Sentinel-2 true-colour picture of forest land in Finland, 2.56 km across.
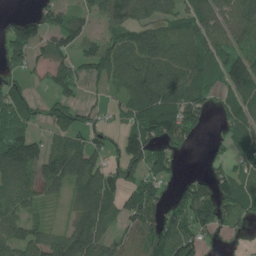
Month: July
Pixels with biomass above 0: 72%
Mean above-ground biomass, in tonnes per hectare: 80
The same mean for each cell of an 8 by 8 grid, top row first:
29 65 50 100 69 64 97 98
108 81 61 97 138 114 78 64
31 56 65 79 131 120 59 181
61 43 36 26 120 127 41 74
129 81 78 31 133 56 11 67
113 108 132 70 85 22 45 79
79 21 98 79 114 61 116 102
110 93 129 68 81 140 29 13
